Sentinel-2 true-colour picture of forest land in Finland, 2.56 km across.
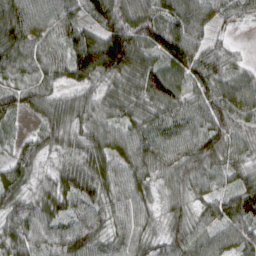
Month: March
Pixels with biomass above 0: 95%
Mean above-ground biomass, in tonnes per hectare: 65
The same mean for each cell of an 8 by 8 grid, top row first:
106 89 52 90 79 85 73 43
96 69 106 142 81 111 61 12
39 46 57 58 86 59 84 53
49 55 56 55 60 61 70 69
34 49 46 64 69 63 60 53
62 25 75 72 58 70 52 50
67 67 55 60 53 48 41 81
61 61 96 56 57 62 57 67
